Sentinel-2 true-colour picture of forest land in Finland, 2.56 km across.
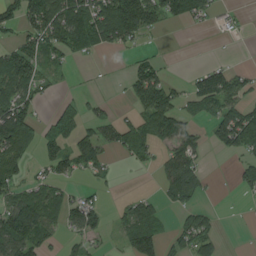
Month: August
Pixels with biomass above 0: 52%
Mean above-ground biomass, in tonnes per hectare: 51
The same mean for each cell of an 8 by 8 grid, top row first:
68 96 100 159 127 50 33 10
57 63 58 44 14 0 0 0
88 35 2 4 103 17 86 40
99 16 42 17 71 79 49 90
69 57 87 49 78 79 41 93
40 41 21 18 4 86 17 31
85 68 76 12 61 42 21 1
95 40 36 10 105 40 59 0
